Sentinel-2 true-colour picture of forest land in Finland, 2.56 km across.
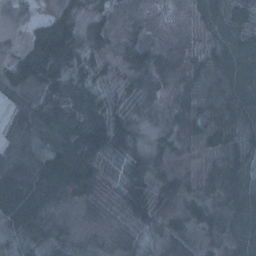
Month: January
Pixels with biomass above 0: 90%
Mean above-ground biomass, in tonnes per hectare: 47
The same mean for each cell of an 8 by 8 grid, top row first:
10 20 32 14 6 2 48 46
11 106 61 18 48 13 34 63
60 84 52 34 40 25 35 82
39 60 58 66 21 23 35 59
45 33 72 101 41 34 43 42
57 88 85 31 75 58 43 60
81 60 36 32 73 42 52 62
52 58 26 28 51 47 27 54
